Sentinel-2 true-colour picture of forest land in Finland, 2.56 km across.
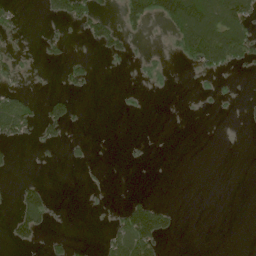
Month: June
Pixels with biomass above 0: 21%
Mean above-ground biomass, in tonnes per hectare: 24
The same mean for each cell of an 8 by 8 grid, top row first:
19 22 60 26 94 114 115 98
19 15 2 41 5 31 117 84
24 1 28 0 13 5 9 4
93 36 7 1 4 0 2 3
29 20 9 0 2 0 0 0
7 1 1 1 0 0 0 0
32 54 0 6 66 14 0 0
40 14 3 41 117 9 0 0
